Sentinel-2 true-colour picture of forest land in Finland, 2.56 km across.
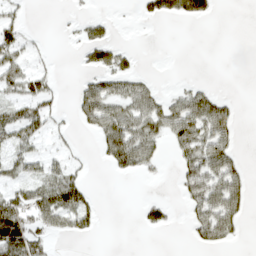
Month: April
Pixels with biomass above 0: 39%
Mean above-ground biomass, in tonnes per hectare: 28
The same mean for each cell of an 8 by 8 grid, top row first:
17 0 8 8 20 51 35 0
45 4 21 48 1 0 0 0
51 25 11 42 21 2 3 0
36 33 32 51 62 54 65 12
36 12 5 57 63 36 57 14
28 38 24 10 13 16 55 37
76 64 67 0 29 8 58 41
119 27 11 0 0 0 31 9
